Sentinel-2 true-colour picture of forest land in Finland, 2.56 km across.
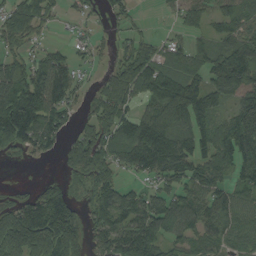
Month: September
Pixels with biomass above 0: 75%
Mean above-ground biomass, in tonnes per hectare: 81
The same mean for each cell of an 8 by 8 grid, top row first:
92 54 32 39 7 26 60 65
53 44 29 29 66 52 46 93
116 132 45 78 135 115 72 103
160 121 36 116 65 165 94 98
93 62 92 116 166 113 91 148
0 10 42 74 62 90 103 74
79 138 47 101 97 94 80 62
144 163 80 82 119 50 53 45
